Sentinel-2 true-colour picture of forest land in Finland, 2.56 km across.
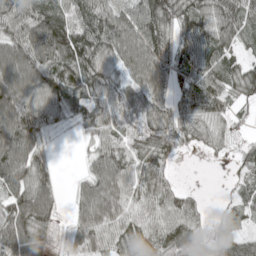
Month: May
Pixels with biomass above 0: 87%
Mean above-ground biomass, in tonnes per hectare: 72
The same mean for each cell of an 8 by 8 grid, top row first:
95 91 71 88 98 97 82 79
105 129 108 88 98 81 92 48
113 101 78 57 85 70 85 78
109 77 62 65 77 61 71 23
139 30 12 73 80 68 41 21
100 54 23 104 68 20 0 30
94 74 50 95 54 63 13 36
102 52 60 66 76 107 65 57
